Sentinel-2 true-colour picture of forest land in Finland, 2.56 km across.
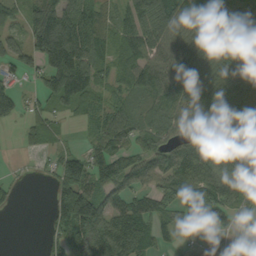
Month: September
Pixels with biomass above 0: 76%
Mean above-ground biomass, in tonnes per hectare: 84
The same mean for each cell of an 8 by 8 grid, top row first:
55 162 98 44 91 128 68 99
70 178 126 64 76 117 115 84
43 100 71 67 105 111 110 106
58 47 43 77 69 77 76 103
12 49 16 82 58 69 113 132
9 26 151 119 77 121 128 115
10 40 202 64 73 89 85 77
0 45 132 160 86 44 45 113
